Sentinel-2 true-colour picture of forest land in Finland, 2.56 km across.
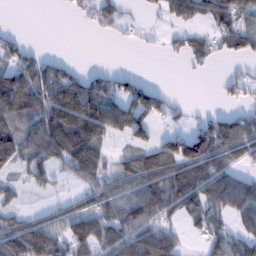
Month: February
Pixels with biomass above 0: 60%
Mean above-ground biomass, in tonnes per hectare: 70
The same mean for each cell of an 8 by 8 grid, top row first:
0 0 24 59 16 62 74 84
55 8 0 4 7 30 61 62
116 117 84 80 28 0 4 40
105 117 132 112 112 34 21 37
132 143 151 27 54 84 144 100
33 36 78 52 111 124 108 58
32 29 68 80 110 90 96 89
152 134 102 93 125 61 61 64
